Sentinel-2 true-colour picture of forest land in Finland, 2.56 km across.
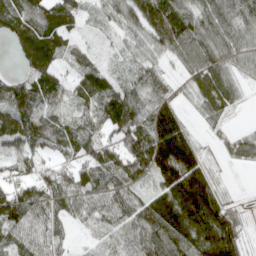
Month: April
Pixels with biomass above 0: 87%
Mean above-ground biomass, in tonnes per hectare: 80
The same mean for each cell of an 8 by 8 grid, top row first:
97 95 49 54 113 112 99 92
47 106 43 18 58 88 107 79
61 88 71 51 60 27 106 41
113 77 50 99 81 71 68 15
76 57 78 88 120 200 15 51
44 51 78 107 68 204 92 1
111 79 63 89 94 174 164 26
67 60 14 64 100 142 164 64
